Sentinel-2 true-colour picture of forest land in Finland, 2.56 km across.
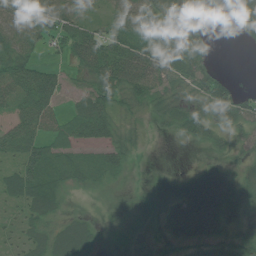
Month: July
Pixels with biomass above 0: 82%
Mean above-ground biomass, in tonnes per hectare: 41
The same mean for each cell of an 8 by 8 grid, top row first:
60 64 35 30 52 46 29 67
60 23 65 58 56 55 25 4
63 50 26 63 71 45 56 5
40 47 39 47 26 43 42 51
45 32 34 50 13 3 27 23
48 55 35 30 2 28 75 33
22 47 12 11 16 58 112 45
22 50 59 13 6 38 62 47
